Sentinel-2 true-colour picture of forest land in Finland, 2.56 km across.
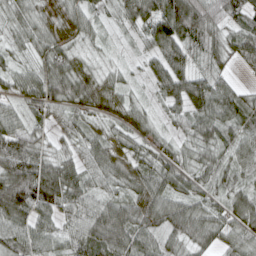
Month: April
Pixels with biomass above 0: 94%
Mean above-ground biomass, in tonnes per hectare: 67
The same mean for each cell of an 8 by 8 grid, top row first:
48 57 61 37 108 147 94 70
34 63 38 17 43 110 74 79
47 92 77 36 23 91 71 15
37 61 51 38 37 41 89 78
106 39 54 51 51 43 72 66
119 117 72 63 61 82 53 50
124 88 80 71 76 70 60 74
78 55 77 98 68 54 65 63
